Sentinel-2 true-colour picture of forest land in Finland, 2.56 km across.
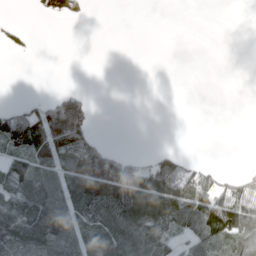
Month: April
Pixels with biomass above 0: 42%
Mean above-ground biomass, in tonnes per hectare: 54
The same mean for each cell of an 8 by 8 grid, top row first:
2 39 31 0 0 0 0 0
21 1 0 0 0 0 0 0
0 1 0 0 0 0 0 0
91 130 128 0 0 0 0 0
102 156 99 14 0 1 0 0
102 83 160 177 89 108 53 40
125 195 109 113 119 94 147 134
159 161 81 86 81 31 77 117
